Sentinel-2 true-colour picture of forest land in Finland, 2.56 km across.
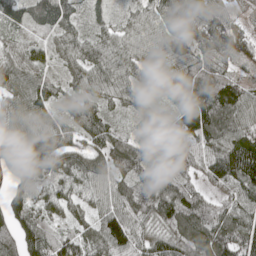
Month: May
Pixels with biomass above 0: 95%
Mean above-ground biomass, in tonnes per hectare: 86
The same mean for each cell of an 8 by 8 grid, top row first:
76 126 51 39 66 88 96 30
62 70 77 84 81 92 91 89
100 74 77 97 56 109 98 53
91 75 79 47 63 57 102 99
141 137 70 93 63 88 89 112
144 117 84 87 87 86 61 107
90 79 53 80 95 118 80 90
93 106 71 100 75 82 107 95
